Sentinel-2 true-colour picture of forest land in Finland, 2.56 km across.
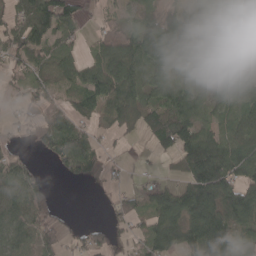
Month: April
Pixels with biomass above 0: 74%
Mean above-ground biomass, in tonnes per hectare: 62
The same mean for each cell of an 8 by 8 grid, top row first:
60 116 43 24 29 42 61 46
72 65 33 97 83 60 101 54
27 46 62 112 74 53 37 57
13 46 51 72 66 89 52 76
16 62 83 14 10 109 139 97
53 17 43 17 12 27 169 82
73 69 0 29 51 101 127 135
67 57 26 36 55 98 133 63
